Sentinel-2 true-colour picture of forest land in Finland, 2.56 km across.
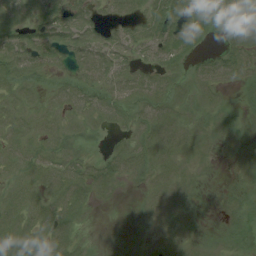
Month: August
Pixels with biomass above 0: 65%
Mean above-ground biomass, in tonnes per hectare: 7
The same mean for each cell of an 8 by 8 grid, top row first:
7 9 8 4 8 14 15 8
11 11 9 9 7 14 5 11
8 4 9 8 8 5 8 7
7 5 7 8 8 7 4 5
8 8 4 3 9 10 4 4
8 9 10 9 7 7 1 3
10 10 11 0 2 3 1 5
12 12 5 0 3 3 2 5
